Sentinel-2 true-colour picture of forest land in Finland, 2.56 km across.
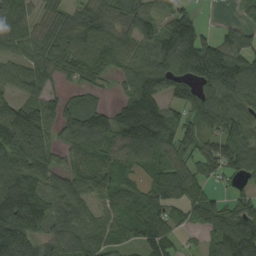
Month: September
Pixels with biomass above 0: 84%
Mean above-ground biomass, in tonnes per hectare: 101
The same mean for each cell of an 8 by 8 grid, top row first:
96 70 78 79 78 105 4 23
73 108 104 114 82 177 144 122
43 59 43 30 132 111 138 143
110 96 108 83 201 55 114 104
162 124 107 104 160 97 92 117
146 99 73 81 58 99 63 66
258 116 91 72 105 56 97 81
236 98 108 83 98 45 52 172
